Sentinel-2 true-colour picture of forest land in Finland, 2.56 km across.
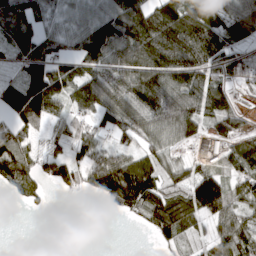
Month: March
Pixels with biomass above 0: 76%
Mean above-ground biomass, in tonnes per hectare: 81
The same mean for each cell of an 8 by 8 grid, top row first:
94 55 61 103 145 142 105 113
66 63 88 120 133 191 149 60
62 149 98 97 143 131 111 57
111 99 63 106 115 146 119 66
97 30 67 43 57 47 123 67
109 46 59 135 115 64 77 76
5 9 0 28 97 105 104 63
0 0 0 0 3 51 42 104
